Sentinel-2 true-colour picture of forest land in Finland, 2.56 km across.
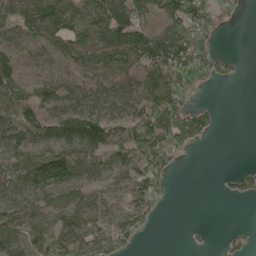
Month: May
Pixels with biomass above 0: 67%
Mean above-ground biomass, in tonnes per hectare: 61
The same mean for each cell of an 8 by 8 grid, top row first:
61 131 78 116 67 102 66 10
53 48 72 105 121 125 61 0
50 42 38 50 96 84 44 11
74 57 78 52 89 124 44 0
78 80 116 79 81 80 18 0
92 120 80 58 94 17 0 39
83 82 69 50 67 3 0 0
82 88 91 77 15 0 5 18
